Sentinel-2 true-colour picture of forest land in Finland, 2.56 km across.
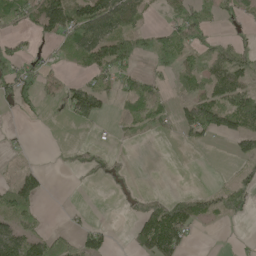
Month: May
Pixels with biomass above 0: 47%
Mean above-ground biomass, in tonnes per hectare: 42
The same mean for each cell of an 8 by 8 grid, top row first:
68 84 94 114 33 39 44 50
32 13 82 101 31 61 39 40
90 38 34 50 37 28 58 56
23 7 104 19 56 38 128 106
6 1 16 11 10 7 15 51
31 15 16 42 1 0 1 24
79 3 3 4 51 68 41 43
88 53 42 18 63 89 0 3
